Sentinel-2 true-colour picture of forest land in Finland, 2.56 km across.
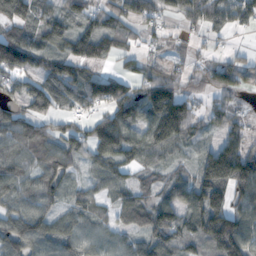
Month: November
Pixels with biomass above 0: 82%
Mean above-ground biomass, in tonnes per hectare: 79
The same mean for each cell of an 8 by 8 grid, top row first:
95 60 58 76 60 21 94 74
156 77 57 59 32 29 20 18
47 92 91 73 60 79 62 82
53 83 49 88 98 178 52 36
93 90 73 132 102 90 40 91
100 102 30 71 30 44 141 161
77 73 71 51 80 96 162 86
112 99 82 49 64 97 101 134
